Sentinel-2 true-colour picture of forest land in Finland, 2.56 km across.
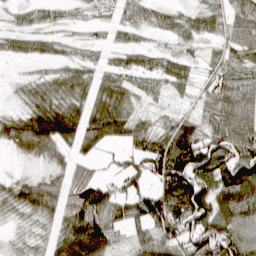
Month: March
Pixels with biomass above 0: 78%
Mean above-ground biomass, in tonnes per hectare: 55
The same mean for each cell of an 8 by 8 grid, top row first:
20 23 10 21 32 27 39 43
28 28 14 31 28 19 12 45
9 39 53 57 40 55 15 41
27 90 67 83 23 17 26 75
62 94 63 33 65 119 95 106
16 41 53 32 75 142 101 131
33 68 94 67 74 102 97 97
11 37 122 51 54 70 115 84
